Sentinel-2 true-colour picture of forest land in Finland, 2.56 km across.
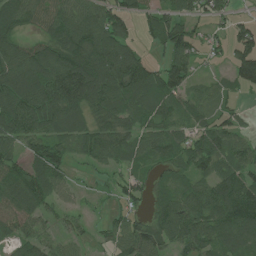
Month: July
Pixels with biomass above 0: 81%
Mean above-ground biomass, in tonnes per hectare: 83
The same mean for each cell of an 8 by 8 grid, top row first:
86 83 118 101 54 75 52 22
79 98 138 151 37 99 40 94
139 153 178 147 112 110 26 77
151 121 94 78 85 95 59 31
83 90 68 87 71 79 95 62
83 101 9 30 48 66 72 84
98 54 27 28 41 101 118 142
58 44 37 56 117 84 97 112
